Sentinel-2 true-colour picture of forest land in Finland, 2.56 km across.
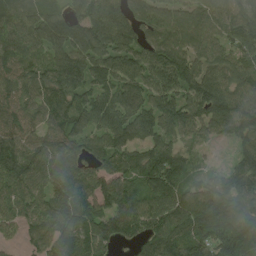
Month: August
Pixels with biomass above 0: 93%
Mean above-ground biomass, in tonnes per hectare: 108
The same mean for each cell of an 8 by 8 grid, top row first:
114 104 98 118 87 75 99 120
96 108 125 124 102 114 97 122
88 105 124 104 104 139 119 92
91 110 116 123 118 136 137 144
124 90 78 112 96 88 42 102
126 100 94 113 123 153 62 119
96 105 135 113 101 120 116 110
34 106 116 100 84 111 149 133
